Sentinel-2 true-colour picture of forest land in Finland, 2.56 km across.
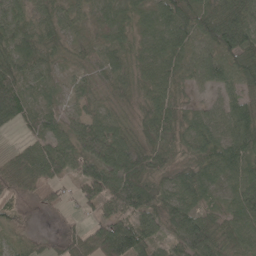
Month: May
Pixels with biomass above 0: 91%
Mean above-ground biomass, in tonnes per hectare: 60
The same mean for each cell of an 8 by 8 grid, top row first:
70 58 42 46 40 71 77 97
95 55 31 51 47 71 61 85
87 38 38 56 52 57 59 51
80 47 41 36 52 54 45 60
13 58 68 79 74 61 69 84
78 52 69 95 97 53 55 64
50 24 27 65 84 72 38 67
33 24 56 116 63 65 97 53
